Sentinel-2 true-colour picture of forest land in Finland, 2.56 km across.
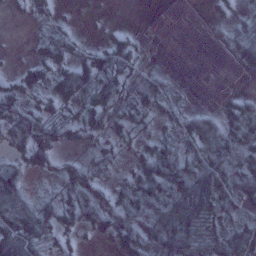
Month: January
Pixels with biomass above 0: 72%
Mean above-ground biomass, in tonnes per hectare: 38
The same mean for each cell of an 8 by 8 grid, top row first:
3 12 5 2 0 0 7 17
2 32 18 54 8 0 1 39
30 48 64 49 28 6 0 1
73 41 42 44 28 18 22 46
44 75 21 20 19 30 49 48
55 17 60 14 47 74 91 62
73 36 61 72 57 96 81 31
92 31 11 31 70 94 67 65
